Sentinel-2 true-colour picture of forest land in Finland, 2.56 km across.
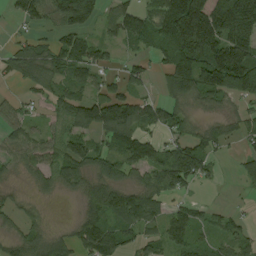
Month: August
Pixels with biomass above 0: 73%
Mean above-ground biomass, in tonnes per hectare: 79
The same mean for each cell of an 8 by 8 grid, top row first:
40 63 132 63 76 202 195 201
48 61 103 39 45 164 190 170
36 84 70 42 43 121 139 136
41 37 121 176 97 68 32 36
58 54 73 78 102 78 65 33
24 55 77 80 63 129 39 36
32 10 36 127 126 49 29 10
47 67 84 99 52 69 34 57
